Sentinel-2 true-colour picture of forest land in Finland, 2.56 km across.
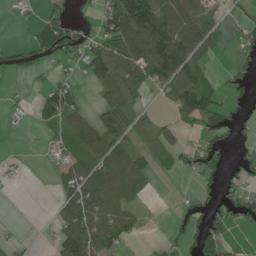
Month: June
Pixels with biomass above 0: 49%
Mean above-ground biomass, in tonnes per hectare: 53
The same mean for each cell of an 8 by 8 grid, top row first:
9 32 27 100 133 86 60 14
33 65 69 88 125 149 52 27
6 16 20 92 83 124 35 40
12 72 46 78 18 51 115 39
1 10 60 92 26 50 49 26
10 6 96 110 62 20 46 48
0 6 127 73 17 17 58 72
6 7 143 74 9 35 111 6
